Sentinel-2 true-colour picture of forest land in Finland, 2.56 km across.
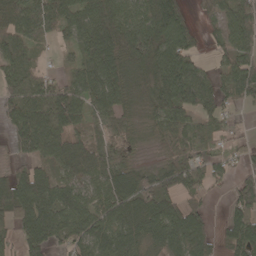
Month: April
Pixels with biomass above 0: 81%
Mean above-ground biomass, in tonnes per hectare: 61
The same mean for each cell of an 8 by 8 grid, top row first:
77 84 62 71 79 105 14 84
60 16 56 76 84 93 19 81
59 46 47 67 44 106 52 75
47 85 52 57 26 79 51 19
46 71 46 39 11 36 31 21
54 51 57 71 54 75 61 36
95 87 75 73 88 70 26 85
40 78 70 85 68 77 41 96
